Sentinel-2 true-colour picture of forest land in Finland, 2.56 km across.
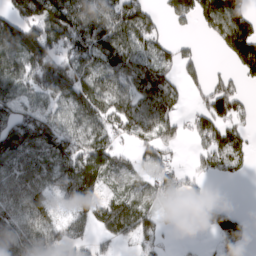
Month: March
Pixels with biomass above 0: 72%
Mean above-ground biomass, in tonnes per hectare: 96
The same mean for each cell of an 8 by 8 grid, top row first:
130 177 150 111 118 88 143 131
158 174 124 143 94 53 10 184
125 138 121 93 126 54 57 54
126 90 101 113 109 62 97 63
165 153 108 92 73 52 110 87
111 79 204 74 59 77 62 32
98 66 79 115 99 37 77 13
114 91 54 50 63 9 13 80
